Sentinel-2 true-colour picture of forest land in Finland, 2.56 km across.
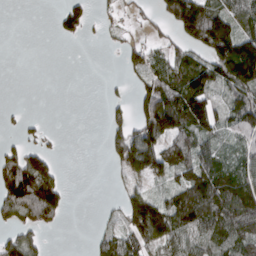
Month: March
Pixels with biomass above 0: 55%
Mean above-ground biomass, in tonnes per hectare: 68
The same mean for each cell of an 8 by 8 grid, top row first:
0 2 78 22 23 139 157 99
0 0 1 8 53 47 135 158
0 0 0 7 55 98 118 148
6 0 0 36 104 165 123 96
41 24 0 61 143 100 57 45
147 116 0 17 93 71 115 90
105 142 0 8 171 121 131 137
79 17 0 68 106 96 82 95
